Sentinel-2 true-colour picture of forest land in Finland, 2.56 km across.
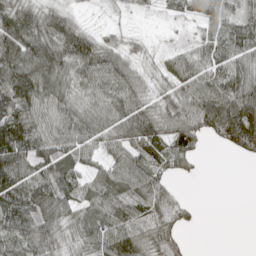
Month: May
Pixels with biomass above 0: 81%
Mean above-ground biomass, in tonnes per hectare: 69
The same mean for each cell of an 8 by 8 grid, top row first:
85 74 19 10 9 32 52 68
85 94 97 55 21 22 67 99
112 95 71 82 41 62 78 100
115 74 83 78 75 81 99 145
142 93 75 65 88 77 27 99
110 90 54 67 81 39 1 0
126 99 75 92 84 48 0 0
99 87 60 98 90 63 0 0
